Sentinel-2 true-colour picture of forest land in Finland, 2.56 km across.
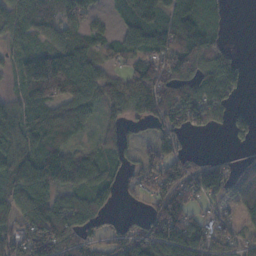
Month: November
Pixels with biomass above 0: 77%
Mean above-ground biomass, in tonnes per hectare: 77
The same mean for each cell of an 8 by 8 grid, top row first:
92 90 68 24 95 94 51 0
47 98 92 50 95 116 95 11
54 209 115 65 122 116 92 53
73 90 86 52 67 105 80 34
84 100 38 55 24 51 0 25
78 117 81 43 55 133 118 93
84 99 90 30 30 100 42 66
79 106 78 73 132 164 94 57
